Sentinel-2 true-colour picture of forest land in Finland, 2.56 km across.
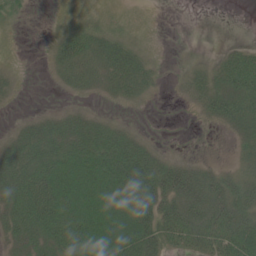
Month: June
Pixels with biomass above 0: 68%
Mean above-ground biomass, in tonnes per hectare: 28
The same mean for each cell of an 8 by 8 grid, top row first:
10 1 9 6 2 0 0 0
4 7 37 32 9 1 1 11
7 3 26 35 29 5 23 37
3 10 16 6 2 1 22 33
29 41 40 44 20 1 1 14
41 54 65 63 57 51 32 25
39 60 64 69 54 49 57 43
27 37 57 76 52 40 46 61
